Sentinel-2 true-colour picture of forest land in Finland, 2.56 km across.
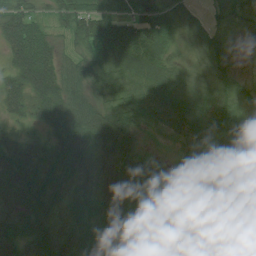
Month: August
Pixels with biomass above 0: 98%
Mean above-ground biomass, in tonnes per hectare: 64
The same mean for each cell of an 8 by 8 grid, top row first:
92 36 85 88 79 39 15 17
103 66 43 89 100 31 35 13
66 97 65 62 57 44 42 23
50 65 74 61 56 59 61 47
55 52 86 86 17 29 76 48
88 68 74 75 63 73 101 82
69 72 65 69 78 64 106 96
39 56 71 59 47 64 79 104
